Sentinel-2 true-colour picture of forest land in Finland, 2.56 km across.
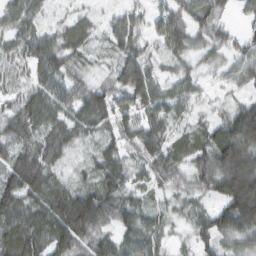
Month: February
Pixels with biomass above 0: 91%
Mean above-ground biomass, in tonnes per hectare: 64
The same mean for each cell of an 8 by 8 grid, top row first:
60 39 37 32 35 80 68 22
47 76 57 43 44 53 51 49
38 61 43 47 91 49 21 52
68 73 85 81 66 52 25 91
68 75 40 44 69 42 72 128
94 77 26 74 41 43 90 177
97 95 128 79 53 31 41 167
106 96 84 56 65 23 56 50
